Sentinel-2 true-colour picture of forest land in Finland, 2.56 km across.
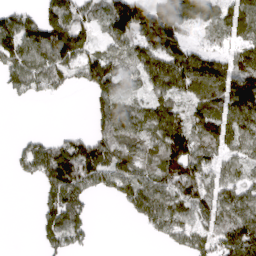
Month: April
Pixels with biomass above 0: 70%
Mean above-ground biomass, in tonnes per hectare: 95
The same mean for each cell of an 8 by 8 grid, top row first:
92 116 107 152 164 172 88 85
131 161 132 80 99 116 42 75
87 105 71 121 82 141 144 139
0 0 0 122 85 90 116 126
27 90 113 119 74 165 102 95
26 128 167 119 87 152 96 68
0 90 83 4 138 119 105 112
0 74 60 0 7 78 112 200
